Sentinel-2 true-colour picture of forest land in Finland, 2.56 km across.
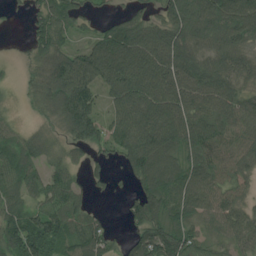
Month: July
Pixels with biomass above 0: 85%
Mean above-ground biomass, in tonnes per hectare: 75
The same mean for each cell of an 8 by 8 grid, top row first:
10 75 44 22 40 80 120 127
5 78 41 112 111 109 72 74
10 100 121 119 118 115 118 65
10 51 122 55 109 111 114 100
57 36 59 70 128 91 118 72
78 70 28 23 79 77 103 65
54 93 60 2 89 62 71 65
81 103 77 39 82 86 39 63
